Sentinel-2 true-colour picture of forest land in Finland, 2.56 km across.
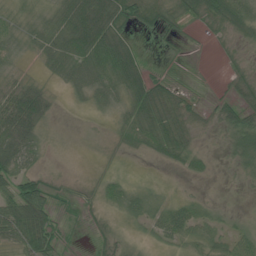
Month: June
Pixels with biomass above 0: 68%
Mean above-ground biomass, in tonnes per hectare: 31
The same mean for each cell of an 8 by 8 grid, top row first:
14 24 89 75 50 32 43 54
15 44 81 91 9 3 2 10
18 15 41 55 54 14 1 14
101 33 3 15 59 46 11 41
89 11 1 6 32 54 4 53
56 16 2 11 2 4 16 14
65 48 10 14 31 30 14 1
43 62 3 18 8 24 30 32
